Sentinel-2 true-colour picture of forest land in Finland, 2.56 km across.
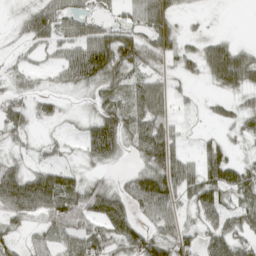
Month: April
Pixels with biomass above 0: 70%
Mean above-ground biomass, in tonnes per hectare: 43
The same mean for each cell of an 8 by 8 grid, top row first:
12 64 42 17 68 31 6 0
11 33 56 69 62 44 43 33
20 13 50 44 44 17 30 63
52 23 9 53 72 19 14 37
18 16 25 65 75 42 27 13
57 52 24 12 55 75 66 61
67 73 71 70 55 46 61 51
22 33 68 56 64 56 53 58
